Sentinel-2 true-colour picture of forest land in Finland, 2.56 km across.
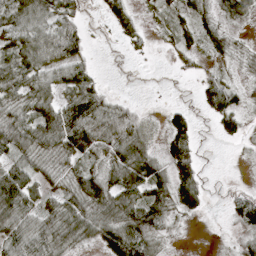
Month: April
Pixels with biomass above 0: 72%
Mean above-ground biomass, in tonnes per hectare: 43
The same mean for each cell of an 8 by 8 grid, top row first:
62 61 32 27 15 26 29 40
63 98 68 2 14 25 29 11
63 51 65 1 0 3 26 13
47 60 92 66 13 21 23 37
66 58 89 58 41 51 0 10
86 32 50 50 83 62 9 1
93 39 61 71 89 34 11 49
76 74 37 78 82 6 0 32
